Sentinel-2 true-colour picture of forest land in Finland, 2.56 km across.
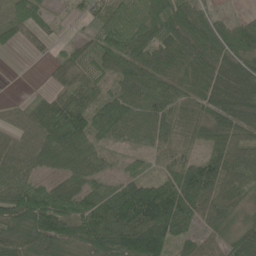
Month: June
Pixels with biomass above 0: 88%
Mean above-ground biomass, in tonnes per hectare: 61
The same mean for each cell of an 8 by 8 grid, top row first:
57 33 21 68 92 86 45 21
17 19 38 68 80 67 57 46
0 9 59 44 64 60 61 59
24 75 82 66 50 71 53 62
44 82 80 36 32 77 50 64
76 41 70 33 47 96 91 61
81 81 60 89 135 123 64 38
69 72 58 99 149 69 41 63
